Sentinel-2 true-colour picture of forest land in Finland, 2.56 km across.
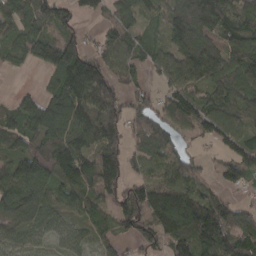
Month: March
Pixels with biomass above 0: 83%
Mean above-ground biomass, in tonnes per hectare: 91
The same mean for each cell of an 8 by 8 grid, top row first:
91 96 60 74 50 118 200 104
50 91 106 98 53 92 108 102
1 44 205 123 35 71 102 121
65 130 118 130 76 115 96 78
60 124 85 119 84 64 33 89
137 137 127 139 55 89 36 83
112 68 66 69 127 154 108 61
45 25 30 54 78 109 129 108
